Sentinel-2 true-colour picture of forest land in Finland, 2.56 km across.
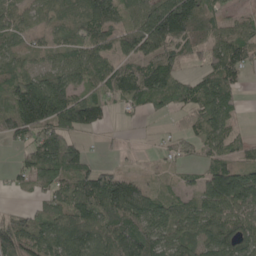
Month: May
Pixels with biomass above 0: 77%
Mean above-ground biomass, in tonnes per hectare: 85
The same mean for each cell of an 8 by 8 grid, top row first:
56 46 75 99 103 216 100 28
41 38 81 73 96 88 61 98
102 98 72 119 120 72 84 54
172 213 176 41 41 51 97 27
42 123 50 7 3 39 59 40
33 115 97 84 23 22 95 126
15 75 101 156 104 76 92 95
127 108 121 140 141 94 97 96
